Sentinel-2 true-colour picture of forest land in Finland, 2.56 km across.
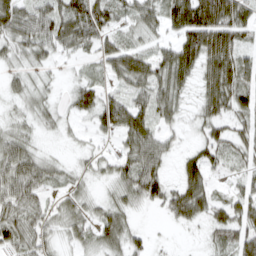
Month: March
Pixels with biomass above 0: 81%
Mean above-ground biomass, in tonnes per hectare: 43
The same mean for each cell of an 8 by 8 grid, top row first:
65 62 76 46 48 67 104 59
35 41 35 46 31 60 100 50
19 13 26 29 63 59 55 59
15 23 34 63 57 34 43 43
43 6 12 13 70 18 51 36
62 38 19 33 87 23 44 24
53 31 34 41 23 58 46 51
54 31 31 48 25 4 22 59
